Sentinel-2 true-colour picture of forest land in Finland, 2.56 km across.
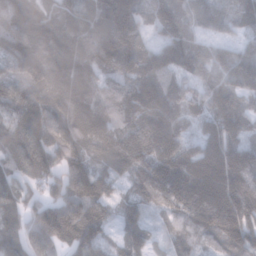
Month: January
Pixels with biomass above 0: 96%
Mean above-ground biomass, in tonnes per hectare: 144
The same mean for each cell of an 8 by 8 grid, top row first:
178 143 160 214 109 152 117 91
223 193 156 217 117 162 91 72
162 176 163 90 156 112 110 135
146 173 184 120 152 132 114 121
164 176 178 125 153 129 145 129
129 136 190 96 153 216 245 193
112 152 191 67 85 132 182 209
115 177 139 56 96 74 70 139
